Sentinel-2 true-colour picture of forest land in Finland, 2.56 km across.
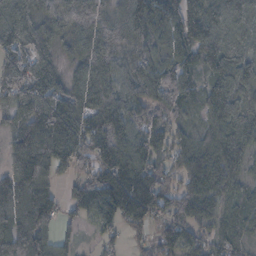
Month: November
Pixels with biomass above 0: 91%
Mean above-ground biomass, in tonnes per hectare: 96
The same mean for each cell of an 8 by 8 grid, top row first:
133 136 154 71 103 95 100 97
136 97 76 99 83 88 101 54
122 100 74 93 130 110 69 73
69 145 129 118 86 84 73 73
105 159 113 147 83 70 98 88
123 99 66 164 120 60 110 69
113 91 72 136 140 90 58 69
145 95 33 36 37 81 56 53
